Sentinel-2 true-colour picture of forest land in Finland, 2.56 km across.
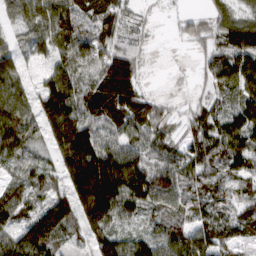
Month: March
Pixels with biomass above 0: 89%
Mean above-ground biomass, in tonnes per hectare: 91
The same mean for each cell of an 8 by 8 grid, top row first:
68 125 102 83 18 21 45 52
63 86 141 92 30 2 42 136
86 76 81 157 33 0 46 102
123 130 122 119 101 22 66 94
120 75 172 105 87 57 102 110
51 66 172 204 140 123 96 82
113 107 133 157 92 67 81 86
130 129 67 95 81 109 92 72
